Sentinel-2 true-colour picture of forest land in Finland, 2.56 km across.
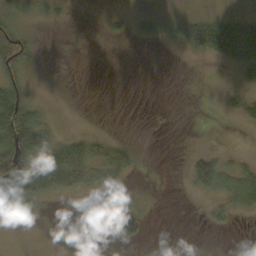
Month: October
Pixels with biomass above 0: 34%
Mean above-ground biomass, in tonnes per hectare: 23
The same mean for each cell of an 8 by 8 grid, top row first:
34 14 2 8 17 18 28 30
76 1 0 0 3 13 67 89
54 1 0 0 0 0 0 24
153 20 0 0 0 1 0 30
149 65 38 29 2 0 1 0
124 86 55 40 2 0 69 49
13 6 0 10 6 0 13 33
0 0 5 8 16 0 0 1
